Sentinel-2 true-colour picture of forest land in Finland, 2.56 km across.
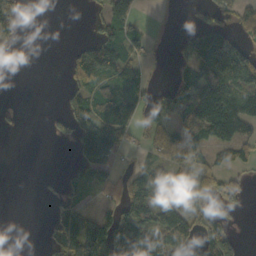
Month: October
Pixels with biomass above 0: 49%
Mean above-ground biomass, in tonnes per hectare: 53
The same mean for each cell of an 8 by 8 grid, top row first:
49 0 1 57 11 0 26 54
21 0 30 105 31 20 158 98
0 0 62 83 35 44 116 98
6 8 73 97 51 53 140 97
0 5 99 107 23 72 69 77
0 4 31 45 76 73 43 27
0 9 47 44 139 127 50 20
0 18 140 143 114 94 75 23
